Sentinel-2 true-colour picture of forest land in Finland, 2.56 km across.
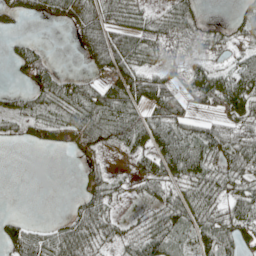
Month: May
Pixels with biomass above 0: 69%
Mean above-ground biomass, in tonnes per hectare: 41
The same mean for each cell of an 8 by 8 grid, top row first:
30 30 54 43 35 47 10 29
19 11 25 90 58 11 22 21
14 54 34 77 62 36 64 65
44 47 65 81 55 49 20 47
11 32 42 45 50 87 69 54
0 0 20 26 43 48 52 47
1 0 37 29 20 61 58 62
55 51 74 28 59 44 34 60
